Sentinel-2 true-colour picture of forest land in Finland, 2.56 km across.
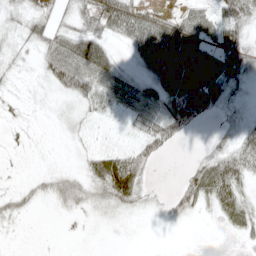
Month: May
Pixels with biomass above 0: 60%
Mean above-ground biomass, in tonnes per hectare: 28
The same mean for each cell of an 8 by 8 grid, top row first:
21 30 38 92 39 21 31 56
17 38 54 21 55 70 39 64
8 28 57 39 29 67 79 29
7 4 15 19 44 72 43 11
5 1 7 9 41 21 11 37
3 16 24 83 34 5 63 49
15 4 19 20 13 25 19 45
1 0 2 0 0 0 0 9
